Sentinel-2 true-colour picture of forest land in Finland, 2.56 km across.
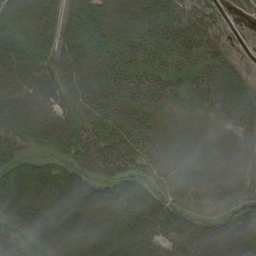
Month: August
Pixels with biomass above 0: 87%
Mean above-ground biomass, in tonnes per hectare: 43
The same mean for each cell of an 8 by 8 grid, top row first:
49 40 53 68 67 62 43 16
72 41 57 53 40 51 49 8
73 61 52 46 39 32 48 30
64 52 38 48 41 14 20 33
33 36 46 47 42 21 16 14
41 45 37 39 33 36 29 24
48 38 42 62 67 38 22 29
27 51 44 42 62 52 72 63
